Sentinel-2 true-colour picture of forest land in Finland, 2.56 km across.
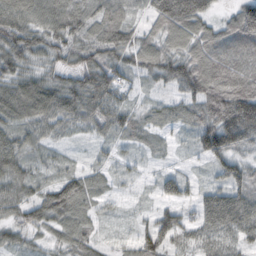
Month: October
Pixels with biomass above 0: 88%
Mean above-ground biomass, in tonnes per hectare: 61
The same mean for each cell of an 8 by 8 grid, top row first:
81 75 70 74 41 116 56 94
87 67 60 84 62 59 80 73
67 52 66 73 30 63 104 94
72 85 80 73 34 45 78 153
60 35 6 27 20 15 97 80
65 29 53 29 16 39 22 66
66 88 69 14 11 52 80 104
34 26 48 11 67 60 71 66
